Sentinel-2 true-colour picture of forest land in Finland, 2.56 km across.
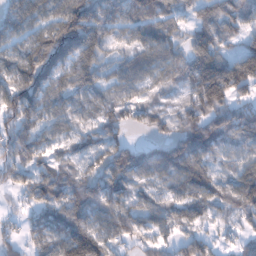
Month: January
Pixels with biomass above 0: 86%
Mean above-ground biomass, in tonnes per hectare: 90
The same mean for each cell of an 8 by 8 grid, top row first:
120 89 144 105 121 61 72 72
77 126 152 47 91 64 123 68
103 87 94 56 73 60 199 179
126 79 70 83 56 47 157 92
95 60 56 111 46 121 121 87
63 84 81 114 82 100 82 84
23 105 116 87 87 73 65 105
55 90 184 80 53 56 50 48
